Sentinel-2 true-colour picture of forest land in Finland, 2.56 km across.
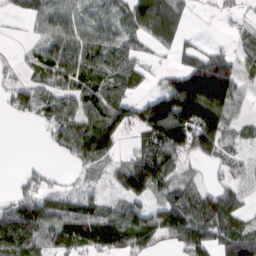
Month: March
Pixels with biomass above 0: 71%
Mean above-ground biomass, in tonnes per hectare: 76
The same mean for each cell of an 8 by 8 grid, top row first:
29 85 66 79 133 111 4 29
6 58 86 83 34 52 37 25
31 36 52 74 32 100 240 83
40 70 89 119 122 216 183 44
0 24 114 106 62 143 111 28
12 29 24 47 137 63 21 33
91 82 81 53 76 126 115 67
112 53 107 124 95 77 83 126
